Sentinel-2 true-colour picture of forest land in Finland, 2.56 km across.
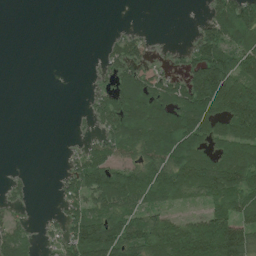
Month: July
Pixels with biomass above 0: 58%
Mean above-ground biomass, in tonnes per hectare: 68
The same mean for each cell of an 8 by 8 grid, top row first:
0 0 0 0 0 0 50 145
0 0 0 39 45 14 116 120
0 0 0 46 76 49 181 136
0 0 6 106 127 111 114 184
0 0 21 89 111 125 88 127
11 1 99 99 100 116 160 151
30 3 76 79 71 35 69 109
87 23 115 119 111 158 197 141
